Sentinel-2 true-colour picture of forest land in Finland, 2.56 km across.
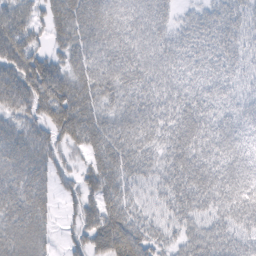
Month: February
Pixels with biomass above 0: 91%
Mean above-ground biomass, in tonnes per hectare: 54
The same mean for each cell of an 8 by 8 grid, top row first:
56 41 66 63 60 25 36 42
67 35 53 57 61 48 44 45
75 91 56 56 60 47 45 36
50 63 78 47 65 60 53 50
65 55 48 64 52 67 66 53
63 45 37 62 43 66 69 70
63 36 42 60 32 52 51 72
44 19 34 92 63 36 65 52
